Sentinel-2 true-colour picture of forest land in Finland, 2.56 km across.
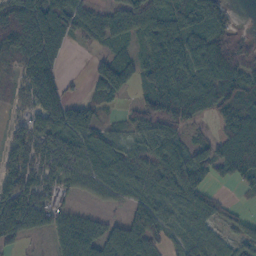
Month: October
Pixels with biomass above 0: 79%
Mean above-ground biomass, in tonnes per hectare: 68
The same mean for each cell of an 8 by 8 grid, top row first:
153 138 70 63 84 80 81 4
110 123 10 37 46 76 94 57
30 111 7 111 57 75 89 107
20 96 16 15 70 89 46 92
74 86 63 44 66 70 42 111
103 70 58 64 62 102 54 73
152 76 20 19 64 54 49 12
51 33 108 88 89 30 55 39
